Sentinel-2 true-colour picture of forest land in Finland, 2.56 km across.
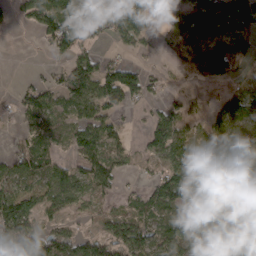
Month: March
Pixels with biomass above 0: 67%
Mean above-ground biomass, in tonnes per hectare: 57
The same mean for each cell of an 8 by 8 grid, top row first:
22 87 80 37 76 59 165 147
0 33 70 18 23 26 148 115
5 33 93 95 56 8 52 32
40 55 51 44 19 55 29 91
24 50 59 49 35 76 48 51
70 64 48 58 14 94 65 64
78 48 29 22 54 66 57 73
59 43 52 65 76 71 50 75
